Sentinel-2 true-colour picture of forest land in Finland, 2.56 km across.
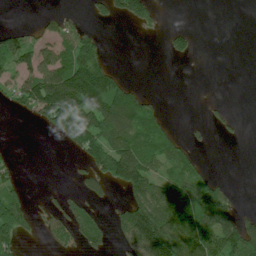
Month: July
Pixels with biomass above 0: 41%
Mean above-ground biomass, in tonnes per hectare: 60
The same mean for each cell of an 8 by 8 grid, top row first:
0 22 11 51 73 0 0 0
92 44 95 3 0 32 0 0
63 144 186 93 3 0 0 0
19 137 159 161 85 0 10 2
1 2 92 108 88 53 8 3
25 0 24 127 148 66 34 0
98 23 57 21 168 173 148 28
55 21 56 32 172 183 149 159
